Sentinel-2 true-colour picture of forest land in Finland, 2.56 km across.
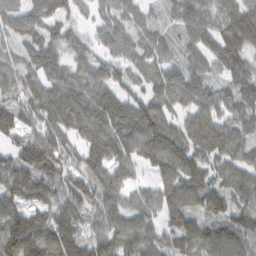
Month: February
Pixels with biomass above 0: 93%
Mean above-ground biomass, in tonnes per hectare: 82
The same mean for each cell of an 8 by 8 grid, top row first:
20 59 43 67 46 59 71 109
45 80 57 64 72 48 74 106
83 87 81 80 64 92 66 73
108 107 106 120 111 62 73 74
74 139 72 112 110 119 106 76
118 109 97 75 29 110 87 84
83 79 86 68 64 89 84 84
138 115 80 76 78 75 80 75
